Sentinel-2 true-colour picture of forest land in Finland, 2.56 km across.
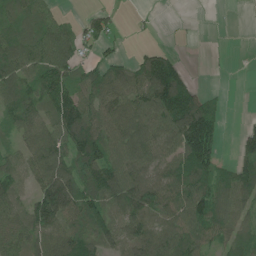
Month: June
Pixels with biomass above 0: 73%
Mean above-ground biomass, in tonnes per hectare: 68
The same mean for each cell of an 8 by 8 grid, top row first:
58 43 19 26 3 2 1 0
89 90 44 16 24 14 0 1
81 90 60 93 113 164 1 0
80 60 119 75 85 151 105 1
35 91 130 83 73 78 154 35
56 109 85 100 73 75 90 74
62 156 94 79 108 77 89 59
66 76 86 56 85 77 54 53
